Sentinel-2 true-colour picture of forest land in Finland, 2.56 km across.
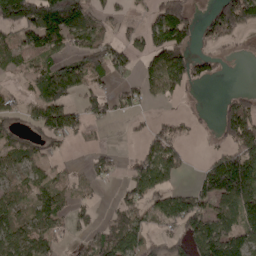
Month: April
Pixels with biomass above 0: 58%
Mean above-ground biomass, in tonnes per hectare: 70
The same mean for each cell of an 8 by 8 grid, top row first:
182 177 134 37 32 139 54 196
83 108 87 87 81 145 33 15
14 122 93 62 52 94 55 0
36 117 58 43 19 15 6 133
59 50 21 9 40 67 9 138
43 44 23 34 95 54 86 162
50 76 37 26 66 92 74 98
72 56 24 98 53 41 113 79
